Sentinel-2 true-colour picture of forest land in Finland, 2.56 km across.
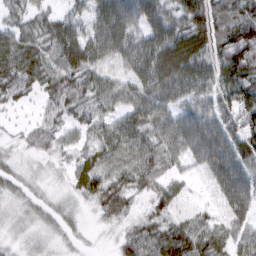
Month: March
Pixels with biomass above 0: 89%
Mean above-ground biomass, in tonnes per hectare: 51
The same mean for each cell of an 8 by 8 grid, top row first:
31 37 33 98 79 52 86 69
72 58 73 75 77 98 72 83
64 53 65 48 72 76 57 82
12 31 44 47 73 48 54 72
12 36 30 59 64 68 90 59
23 11 43 53 69 33 41 62
17 21 13 52 22 33 20 57
13 16 11 13 66 82 63 46
